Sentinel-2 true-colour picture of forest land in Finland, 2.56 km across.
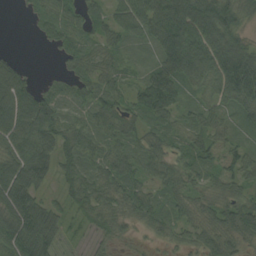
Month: August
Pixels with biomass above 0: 89%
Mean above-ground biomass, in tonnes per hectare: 60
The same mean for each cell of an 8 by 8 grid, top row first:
3 45 55 50 83 127 130 75
4 20 57 37 25 140 119 100
92 21 58 35 43 95 71 131
118 95 28 63 64 44 41 51
84 79 70 43 49 34 56 30
105 50 60 56 44 54 35 52
108 56 50 50 54 37 52 77
89 81 11 29 11 29 53 51
